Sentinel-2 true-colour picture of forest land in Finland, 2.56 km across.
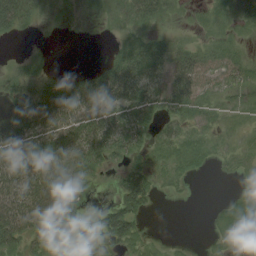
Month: August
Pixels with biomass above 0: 65%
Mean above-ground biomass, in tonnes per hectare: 26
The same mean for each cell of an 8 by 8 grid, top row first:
43 4 2 10 30 5 7 11
0 2 0 5 30 23 11 7
17 28 33 60 61 51 17 18
48 82 63 43 39 27 14 6
60 49 57 44 18 24 9 4
58 69 47 8 29 10 3 4
74 81 35 21 18 0 1 9
39 44 20 27 10 1 2 4
